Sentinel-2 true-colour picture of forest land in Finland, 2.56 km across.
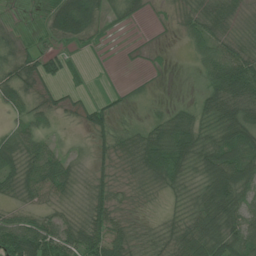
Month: July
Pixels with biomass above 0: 80%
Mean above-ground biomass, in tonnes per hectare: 38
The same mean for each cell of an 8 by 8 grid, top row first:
10 40 95 12 10 11 46 21
27 22 16 4 4 2 45 37
50 31 10 3 3 0 32 87
29 32 25 23 5 33 40 62
56 31 12 39 68 74 47 78
53 72 22 20 37 41 63 86
30 31 18 31 10 17 78 66
73 72 54 47 21 57 89 73
